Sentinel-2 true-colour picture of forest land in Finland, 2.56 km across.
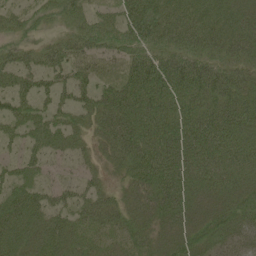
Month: June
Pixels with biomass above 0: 87%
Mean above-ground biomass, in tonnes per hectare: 51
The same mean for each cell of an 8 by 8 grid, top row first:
30 22 35 34 91 64 59 48
29 29 39 41 65 55 53 51
50 37 38 34 94 85 79 46
43 37 39 76 78 69 66 68
22 44 23 59 77 80 76 61
36 18 23 22 63 76 65 57
64 54 46 51 47 62 40 52
54 57 45 36 35 44 43 58
